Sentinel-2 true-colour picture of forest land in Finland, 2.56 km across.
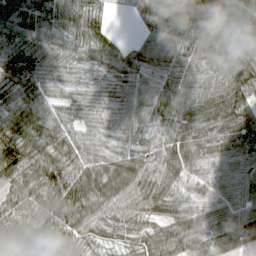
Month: April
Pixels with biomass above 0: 96%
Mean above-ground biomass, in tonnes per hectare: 67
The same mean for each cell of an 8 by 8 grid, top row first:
100 70 93 20 48 74 103 99
80 75 63 54 40 61 74 92
68 61 31 48 41 52 61 97
71 57 51 44 55 76 82 94
83 63 68 42 46 81 67 86
60 84 79 81 76 62 51 66
69 93 102 73 60 59 47 62
75 89 55 27 50 83 72 58
